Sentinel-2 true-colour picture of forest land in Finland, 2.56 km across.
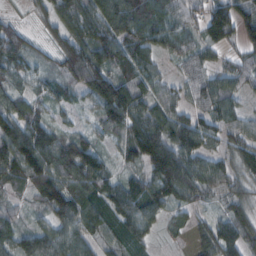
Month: February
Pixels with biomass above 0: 91%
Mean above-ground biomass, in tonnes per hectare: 83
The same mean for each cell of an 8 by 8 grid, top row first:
24 55 112 118 109 77 113 110
90 40 119 96 94 63 62 55
40 40 91 121 79 41 72 67
99 43 24 132 111 82 73 47
146 120 78 45 155 122 65 74
86 134 133 59 75 165 89 64
41 89 137 98 111 59 29 77
78 93 105 69 55 16 87 82
